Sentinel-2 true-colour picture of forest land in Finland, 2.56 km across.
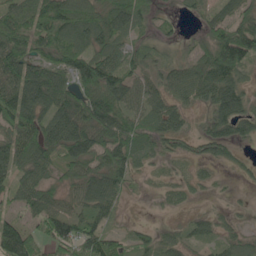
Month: May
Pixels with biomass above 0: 78%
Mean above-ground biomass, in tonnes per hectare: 60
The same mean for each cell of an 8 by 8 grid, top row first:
86 95 100 91 43 15 44 65
84 76 76 69 33 22 64 100
96 110 84 89 47 51 87 46
120 76 91 109 58 56 45 71
81 86 112 83 49 33 53 35
54 47 68 68 13 10 11 8
35 67 47 39 1 8 8 7
135 57 98 51 34 34 34 40
